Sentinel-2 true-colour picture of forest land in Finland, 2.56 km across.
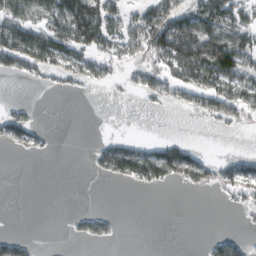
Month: February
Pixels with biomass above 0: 40%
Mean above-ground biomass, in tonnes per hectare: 41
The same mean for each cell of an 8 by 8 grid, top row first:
98 74 133 77 68 92 104 65
120 117 87 54 74 124 136 92
14 24 45 23 43 62 79 75
28 0 0 0 4 9 55 62
30 9 0 41 32 63 1 0
0 0 0 43 73 62 46 66
0 0 6 4 0 0 0 23
45 0 19 17 0 0 14 23
